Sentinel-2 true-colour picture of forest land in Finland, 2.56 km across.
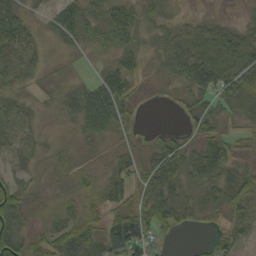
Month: September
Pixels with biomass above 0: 82%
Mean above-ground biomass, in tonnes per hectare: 34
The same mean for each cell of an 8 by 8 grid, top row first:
47 22 50 50 29 13 12 7
58 16 22 33 21 47 44 54
29 11 11 57 10 31 68 60
39 8 66 78 3 7 43 27
31 15 12 17 11 35 48 16
25 12 25 34 39 50 62 41
45 14 49 42 45 48 36 43
54 43 71 71 40 5 9 27
